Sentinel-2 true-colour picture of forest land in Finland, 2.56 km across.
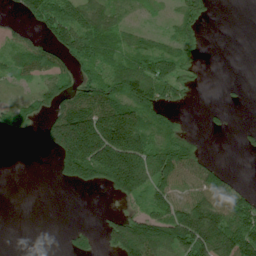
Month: July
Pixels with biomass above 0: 57%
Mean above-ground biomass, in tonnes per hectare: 65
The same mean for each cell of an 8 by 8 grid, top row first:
29 99 69 50 12 40 24 0
48 70 86 61 43 57 5 2
31 64 60 75 111 66 3 3
48 55 159 156 117 23 10 1
1 60 288 226 129 97 5 12
0 4 119 161 144 95 85 6
0 0 0 6 45 103 144 81
0 0 36 69 145 119 180 132
